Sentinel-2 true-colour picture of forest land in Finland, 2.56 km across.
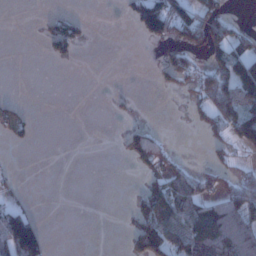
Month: January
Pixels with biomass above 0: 31%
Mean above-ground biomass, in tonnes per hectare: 39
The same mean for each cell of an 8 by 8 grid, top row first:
0 28 19 0 111 108 81 5
0 40 28 0 4 56 101 73
0 0 0 0 0 54 85 175
14 0 0 7 1 0 59 135
12 0 0 2 74 3 27 65
5 0 0 0 28 60 40 32
51 0 0 0 81 97 67 80
159 37 0 0 122 91 105 92
